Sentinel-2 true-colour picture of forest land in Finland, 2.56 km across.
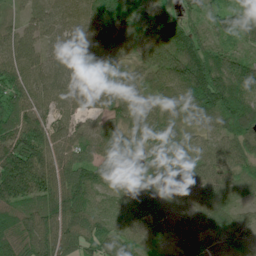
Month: July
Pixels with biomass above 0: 96%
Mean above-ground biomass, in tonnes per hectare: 75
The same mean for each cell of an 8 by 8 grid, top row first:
36 62 72 95 45 60 55 57
81 57 73 58 60 100 76 43
74 76 66 70 69 116 166 120
100 68 42 67 109 75 92 134
122 104 73 86 75 65 37 75
177 109 93 85 58 72 59 44
89 83 97 41 54 37 56 31
82 113 99 80 38 22 37 31
